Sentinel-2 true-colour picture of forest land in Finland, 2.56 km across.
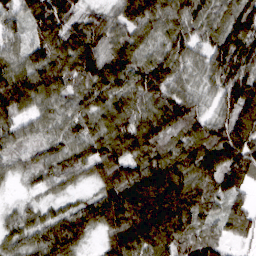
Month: March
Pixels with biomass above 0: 95%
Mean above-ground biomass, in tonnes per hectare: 104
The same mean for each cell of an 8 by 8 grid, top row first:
73 155 89 73 129 112 101 138
70 110 135 108 87 109 87 155
140 131 96 130 141 92 77 132
98 73 84 100 89 122 59 146
60 69 91 115 119 84 123 140
38 68 63 141 165 146 119 114
37 43 77 157 186 173 76 66
70 110 77 92 152 105 77 40
